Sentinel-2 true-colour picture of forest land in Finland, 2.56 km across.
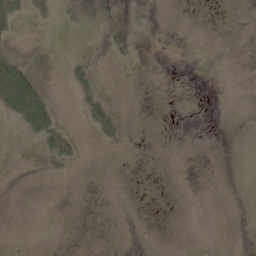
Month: May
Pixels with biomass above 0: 21%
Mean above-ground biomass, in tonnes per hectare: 4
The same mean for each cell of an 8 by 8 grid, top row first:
13 5 1 0 1 0 0 0
4 1 0 3 0 0 0 0
61 5 12 0 0 0 0 0
37 42 9 15 0 0 0 0
0 26 8 4 0 0 0 0
0 2 0 0 1 0 0 0
1 1 1 1 1 1 0 0
0 0 1 1 1 1 0 0
